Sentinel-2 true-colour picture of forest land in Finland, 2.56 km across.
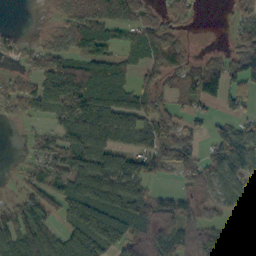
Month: October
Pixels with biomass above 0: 71%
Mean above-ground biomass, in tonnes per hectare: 65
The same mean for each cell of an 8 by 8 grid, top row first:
0 8 123 93 65 40 0 30
28 54 73 53 63 75 8 78
36 132 151 108 43 42 135 67
29 52 115 116 69 42 18 39
1 45 112 88 57 93 37 89
13 57 88 120 81 28 64 51
56 60 113 103 82 69 41 27
77 86 87 95 95 96 82 14
